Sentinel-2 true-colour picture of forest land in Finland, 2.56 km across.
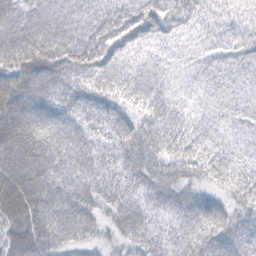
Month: February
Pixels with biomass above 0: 94%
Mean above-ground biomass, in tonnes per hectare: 45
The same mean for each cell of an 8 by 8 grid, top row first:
70 50 45 53 68 55 27 28
82 86 79 62 29 17 28 46
63 72 46 41 36 13 20 25
70 50 34 30 33 29 20 29
76 70 45 35 45 38 26 23
71 59 47 31 39 34 29 36
85 58 52 34 30 31 50 40
67 61 39 24 41 37 42 40
